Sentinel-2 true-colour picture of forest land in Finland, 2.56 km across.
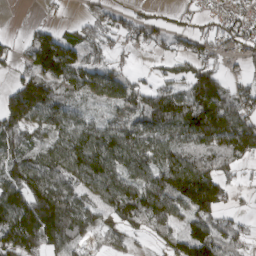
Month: March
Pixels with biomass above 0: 78%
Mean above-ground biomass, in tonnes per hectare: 89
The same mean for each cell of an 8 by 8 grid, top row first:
0 8 20 54 43 19 33 48
28 143 100 54 38 32 55 55
54 135 89 94 28 57 110 37
144 108 50 49 117 140 177 119
106 85 108 128 118 99 106 146
117 117 109 125 106 149 131 33
137 171 107 98 143 107 145 22
131 135 80 66 26 85 143 64
